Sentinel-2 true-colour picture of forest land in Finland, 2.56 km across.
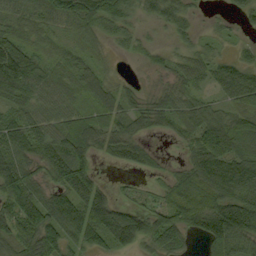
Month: September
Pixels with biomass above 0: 82%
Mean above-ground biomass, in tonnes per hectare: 61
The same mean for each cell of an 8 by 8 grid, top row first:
53 75 103 81 31 52 8 28
82 23 30 16 23 22 23 15
113 68 69 32 7 41 46 83
59 57 55 71 55 65 47 59
88 87 92 55 30 13 98 57
123 56 105 5 17 34 116 110
97 104 94 84 39 68 73 58
80 94 63 76 72 76 65 67
